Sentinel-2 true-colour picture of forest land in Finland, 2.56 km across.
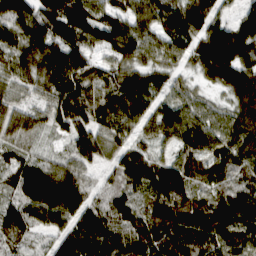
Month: March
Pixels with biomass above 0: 95%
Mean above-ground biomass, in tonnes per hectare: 98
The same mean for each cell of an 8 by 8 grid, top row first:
113 124 131 102 102 124 121 71
99 117 106 108 107 86 162 180
72 104 107 87 102 59 66 145
94 77 88 116 92 100 79 114
64 21 51 80 65 80 103 140
88 140 97 61 104 100 77 97
84 120 99 88 78 89 78 140
65 56 143 108 91 115 100 104
